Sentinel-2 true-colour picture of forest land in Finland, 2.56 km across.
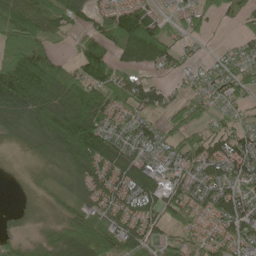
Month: May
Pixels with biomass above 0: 77%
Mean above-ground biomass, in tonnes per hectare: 64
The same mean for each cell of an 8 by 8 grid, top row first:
116 74 45 65 87 28 47 35
103 54 51 50 151 49 8 38
133 126 83 66 42 17 46 60
107 119 132 64 54 48 34 26
21 70 136 86 74 49 68 73
4 20 70 78 101 66 69 76
7 12 37 59 78 63 54 92
25 43 130 75 63 34 49 75
